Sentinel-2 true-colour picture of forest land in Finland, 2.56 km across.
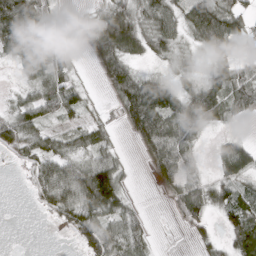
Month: March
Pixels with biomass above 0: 70%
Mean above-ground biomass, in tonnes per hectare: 49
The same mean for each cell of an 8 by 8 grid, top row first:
155 66 15 59 52 51 109 54
79 92 9 96 42 39 48 29
9 53 17 69 60 32 44 58
40 52 42 14 135 77 76 30
44 41 31 26 42 71 9 47
4 91 90 91 1 41 20 65
0 35 94 80 10 29 47 73
0 0 39 76 43 0 23 73
